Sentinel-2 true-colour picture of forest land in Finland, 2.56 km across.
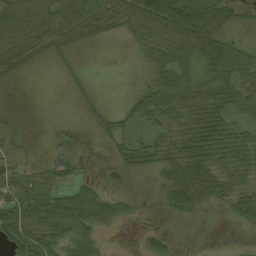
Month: August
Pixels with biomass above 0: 66%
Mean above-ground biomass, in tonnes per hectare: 42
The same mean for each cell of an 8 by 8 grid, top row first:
64 70 84 69 79 85 79 17
68 53 24 1 42 75 67 38
20 0 9 0 14 76 53 63
10 0 6 16 47 55 75 45
44 8 18 20 31 52 79 64
54 52 22 14 10 65 74 50
85 91 86 45 2 26 16 40
74 70 69 3 14 9 0 1
